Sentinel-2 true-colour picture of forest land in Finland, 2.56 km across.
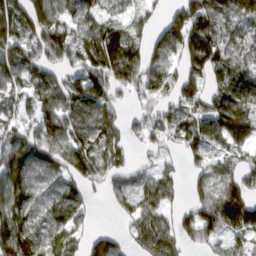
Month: March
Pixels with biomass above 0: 80%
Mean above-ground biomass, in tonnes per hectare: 91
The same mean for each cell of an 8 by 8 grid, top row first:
122 145 86 47 69 68 138 86
108 128 86 148 88 93 145 73
91 85 92 129 112 81 80 86
68 106 112 92 45 62 105 131
102 128 104 99 47 52 80 79
120 69 99 57 47 44 70 90
122 74 72 22 80 43 122 203
149 90 64 59 88 79 61 69
